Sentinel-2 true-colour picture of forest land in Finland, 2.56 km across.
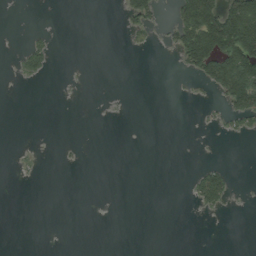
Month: August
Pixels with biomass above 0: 15%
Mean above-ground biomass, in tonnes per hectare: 19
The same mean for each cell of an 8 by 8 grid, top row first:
1 1 0 0 59 43 142 166
5 33 0 0 12 46 149 157
9 10 2 0 0 2 63 155
0 0 0 3 0 0 7 63
1 0 3 0 0 0 1 3
2 0 0 0 0 0 57 2
0 0 0 1 0 0 29 2
0 0 0 0 0 0 0 0
